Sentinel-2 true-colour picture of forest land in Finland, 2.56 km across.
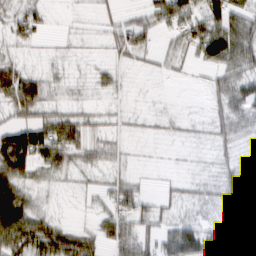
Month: February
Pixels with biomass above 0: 66%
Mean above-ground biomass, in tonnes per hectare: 35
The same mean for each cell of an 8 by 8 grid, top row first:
34 19 4 15 34 80 77 48
16 4 5 23 37 39 83 75
71 23 7 25 2 7 19 52
42 32 26 13 7 4 18 48
120 85 60 26 2 5 10 25
72 25 16 20 6 7 10 30
89 11 4 44 36 16 18 51
68 64 50 45 53 63 43 47
